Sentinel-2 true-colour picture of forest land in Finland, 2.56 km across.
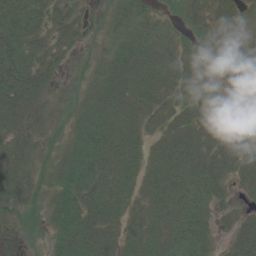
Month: June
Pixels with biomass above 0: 82%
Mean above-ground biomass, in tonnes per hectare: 36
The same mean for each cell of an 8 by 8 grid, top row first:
55 46 29 24 31 19 49 27
59 40 15 24 47 33 31 32
67 36 6 49 50 48 28 13
67 27 26 46 44 40 44 9
48 13 44 44 27 47 45 28
49 15 58 46 33 44 47 25
25 30 61 44 32 40 26 10
3 19 52 35 36 38 20 43
